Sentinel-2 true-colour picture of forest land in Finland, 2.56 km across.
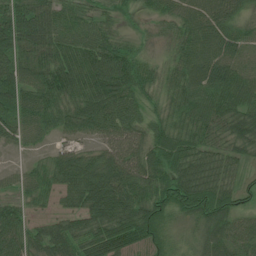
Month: July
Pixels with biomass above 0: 92%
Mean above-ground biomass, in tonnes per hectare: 65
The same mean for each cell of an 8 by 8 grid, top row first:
101 77 57 31 24 59 84 50
91 83 74 66 25 51 92 59
83 87 87 100 55 54 71 78
67 67 78 86 45 48 78 82
35 22 36 66 68 72 61 58
25 58 88 91 75 76 74 36
59 23 66 91 85 64 85 44
75 68 66 111 77 27 47 58
